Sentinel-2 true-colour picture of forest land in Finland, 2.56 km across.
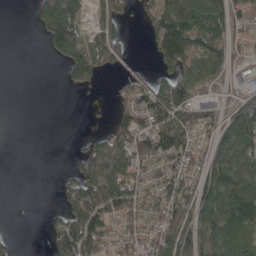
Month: April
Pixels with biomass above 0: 60%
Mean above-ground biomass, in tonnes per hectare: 83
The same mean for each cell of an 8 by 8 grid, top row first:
0 167 107 104 54 144 114 62
0 60 124 134 15 158 88 36
0 0 92 12 52 128 66 38
0 0 1 34 111 143 74 144
0 0 12 172 121 122 61 170
0 0 102 229 69 99 134 154
0 10 157 124 90 149 166 161
13 48 165 66 70 195 123 99
